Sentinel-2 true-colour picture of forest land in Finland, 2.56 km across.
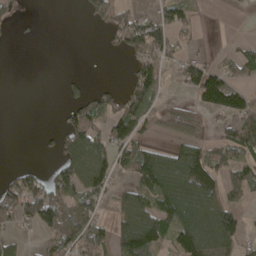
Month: April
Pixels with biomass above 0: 49%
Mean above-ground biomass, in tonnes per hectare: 65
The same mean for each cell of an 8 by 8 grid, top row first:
23 0 12 120 34 80 12 1
1 0 0 21 129 60 5 26
0 0 17 5 124 27 160 46
0 0 73 63 86 42 72 140
0 9 111 78 53 48 61 101
50 51 122 82 99 156 126 60
114 175 90 33 85 132 140 47
30 44 89 63 137 106 177 84
